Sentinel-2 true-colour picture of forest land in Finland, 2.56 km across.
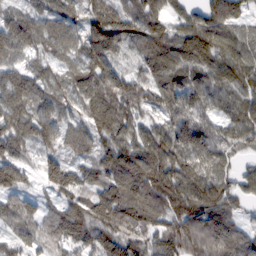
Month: February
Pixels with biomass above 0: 94%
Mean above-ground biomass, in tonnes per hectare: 88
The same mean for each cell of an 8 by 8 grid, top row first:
64 75 64 103 96 53 92 60
79 61 75 100 102 96 106 64
90 71 92 107 86 95 94 85
101 88 61 118 67 87 65 82
95 68 69 84 90 104 92 60
77 79 74 107 126 97 85 47
78 50 86 136 158 94 109 38
66 76 99 109 98 126 145 108
